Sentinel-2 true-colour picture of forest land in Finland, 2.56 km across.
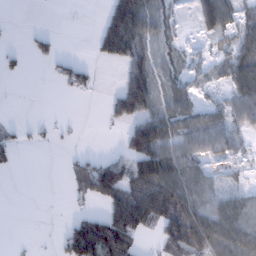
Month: January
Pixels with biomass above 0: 52%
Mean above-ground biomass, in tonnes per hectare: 58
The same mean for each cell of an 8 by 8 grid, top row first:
0 0 0 112 132 23 109 53
10 23 0 118 63 30 11 71
7 8 48 2 106 46 24 105
0 1 0 40 95 84 50 66
29 10 4 2 170 79 58 27
4 0 64 134 178 120 41 11
0 0 13 101 170 130 76 78
2 1 195 194 30 104 122 104
